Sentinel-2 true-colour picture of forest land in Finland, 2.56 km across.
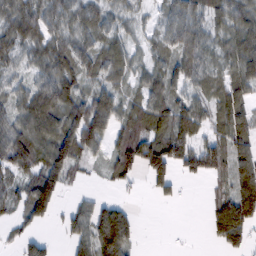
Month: February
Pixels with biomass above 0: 77%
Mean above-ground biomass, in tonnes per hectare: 65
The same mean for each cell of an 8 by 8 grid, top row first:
70 71 64 49 23 69 62 67
57 76 75 68 35 78 61 94
38 69 73 48 51 76 58 81
61 108 87 95 81 92 55 90
91 85 113 57 111 98 53 85
48 103 20 45 59 67 46 118
50 83 40 61 0 8 35 151
29 28 62 144 6 2 22 64
